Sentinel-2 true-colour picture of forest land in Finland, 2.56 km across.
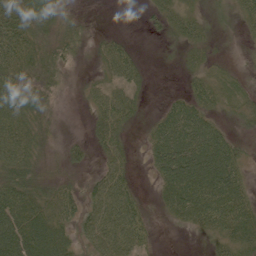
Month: June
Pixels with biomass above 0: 74%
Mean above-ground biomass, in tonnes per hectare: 45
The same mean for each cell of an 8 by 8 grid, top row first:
76 60 11 0 10 44 25 30
71 38 22 44 3 17 31 7
50 25 8 42 23 3 36 13
79 23 4 76 15 58 44 29
83 19 21 52 20 105 95 32
67 19 14 56 5 104 106 47
97 63 53 79 28 65 88 72
118 103 40 75 35 0 23 73
